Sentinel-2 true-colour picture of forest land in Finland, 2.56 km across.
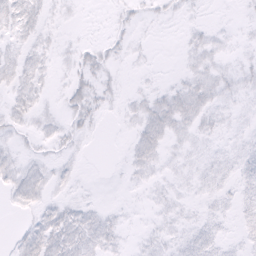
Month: February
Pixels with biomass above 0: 54%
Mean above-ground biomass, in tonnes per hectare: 4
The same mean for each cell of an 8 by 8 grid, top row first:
10 4 1 2 3 2 1 1
5 4 4 4 2 1 6 3
7 3 7 3 2 2 8 6
6 4 8 2 7 10 7 3
3 4 3 0 9 4 4 4
7 6 2 0 4 4 6 5
3 6 6 2 1 4 3 5
4 12 10 5 3 4 6 3
